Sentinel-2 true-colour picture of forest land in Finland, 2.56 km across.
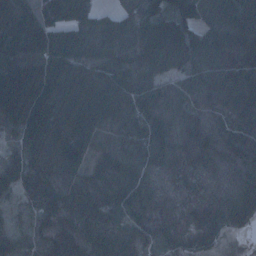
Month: January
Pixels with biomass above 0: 96%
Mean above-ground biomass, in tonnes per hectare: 86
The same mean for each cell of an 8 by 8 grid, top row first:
94 89 81 60 118 136 93 102
92 94 93 103 124 137 126 113
123 129 110 113 104 76 122 132
109 118 122 113 104 111 93 98
37 125 100 90 57 112 111 95
65 76 63 72 63 47 35 38
26 58 66 71 58 49 49 56
60 49 77 71 71 57 50 8
